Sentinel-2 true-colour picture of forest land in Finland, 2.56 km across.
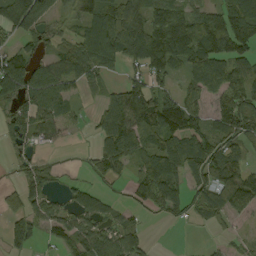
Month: August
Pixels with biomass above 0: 71%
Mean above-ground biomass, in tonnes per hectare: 76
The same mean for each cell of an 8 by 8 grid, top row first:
139 83 91 117 103 108 98 134
52 39 85 111 155 143 153 115
120 109 60 22 76 42 97 97
56 78 16 92 149 126 56 149
42 35 3 91 71 122 83 76
21 36 15 48 88 101 86 108
48 60 66 32 45 63 70 63
55 26 76 75 36 0 7 18
